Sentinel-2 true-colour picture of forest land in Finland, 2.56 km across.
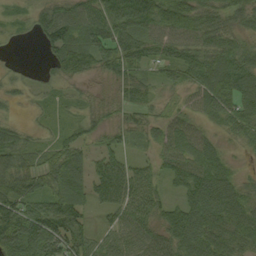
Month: September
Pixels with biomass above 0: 88%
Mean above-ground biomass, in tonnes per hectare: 62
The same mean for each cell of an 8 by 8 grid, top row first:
21 53 69 75 85 112 66 65
4 23 73 44 66 79 77 69
19 22 30 38 39 51 67 81
8 16 30 33 41 35 39 83
78 34 59 27 31 75 50 32
104 72 85 110 60 65 91 29
113 96 63 60 75 55 101 72
142 111 85 50 66 78 90 74
